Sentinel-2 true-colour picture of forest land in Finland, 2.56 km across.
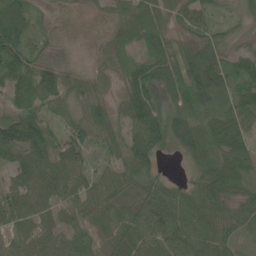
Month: June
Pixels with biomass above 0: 93%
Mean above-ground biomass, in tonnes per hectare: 64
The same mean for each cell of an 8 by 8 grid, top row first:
151 16 3 28 68 38 46 30
112 24 3 50 68 40 68 22
87 73 50 31 92 73 111 70
70 57 51 52 95 57 60 68
122 113 69 49 95 58 81 72
75 98 63 51 51 11 69 70
79 59 79 63 71 73 73 49
70 63 63 54 70 84 75 36
